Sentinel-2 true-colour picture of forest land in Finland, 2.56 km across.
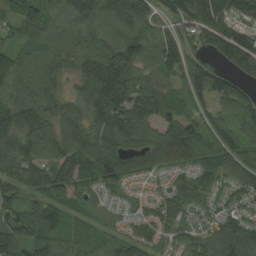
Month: August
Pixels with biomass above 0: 94%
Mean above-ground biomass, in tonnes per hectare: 110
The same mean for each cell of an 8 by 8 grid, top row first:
99 129 166 148 153 123 175 82
90 105 103 142 114 120 115 173
132 105 105 226 94 79 161 110
152 101 97 193 139 107 73 121
137 103 120 141 127 148 112 96
107 137 126 101 60 58 92 103
84 100 59 45 41 75 51 67
126 110 73 62 78 59 96 139
